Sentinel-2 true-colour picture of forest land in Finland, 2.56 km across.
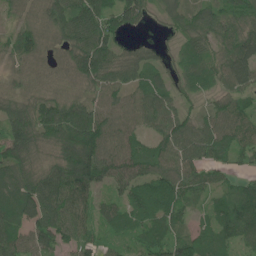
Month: June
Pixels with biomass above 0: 90%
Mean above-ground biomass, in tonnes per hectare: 80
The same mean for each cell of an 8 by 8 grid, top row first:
45 82 95 89 52 63 85 83
69 60 101 79 29 27 71 102
47 48 75 87 69 44 52 83
104 112 114 102 95 72 44 68
128 83 167 121 63 114 100 72
91 95 143 101 74 99 58 44
97 124 83 59 81 69 37 91
94 91 72 30 64 88 69 72
